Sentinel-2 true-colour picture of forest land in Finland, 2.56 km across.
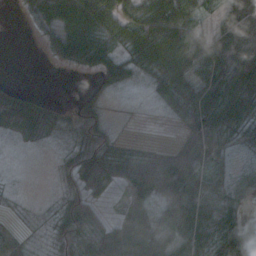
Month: October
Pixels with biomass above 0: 73%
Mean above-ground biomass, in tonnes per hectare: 40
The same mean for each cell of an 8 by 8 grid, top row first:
4 58 82 53 44 69 19 68
0 21 71 38 71 70 46 71
5 0 3 34 19 51 52 84
70 17 25 3 1 18 66 55
8 14 27 22 8 25 49 20
1 5 47 41 76 104 53 24
7 11 60 13 53 72 65 26
50 22 63 66 94 61 55 51
